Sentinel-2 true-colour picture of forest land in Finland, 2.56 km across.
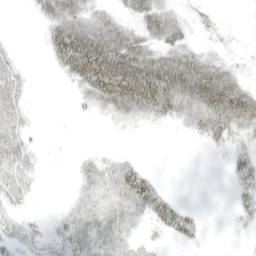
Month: April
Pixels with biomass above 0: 55%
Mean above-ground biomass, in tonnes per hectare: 28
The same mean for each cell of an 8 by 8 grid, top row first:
0 38 46 23 39 22 12 0
3 30 96 73 45 44 13 5
21 1 51 89 92 85 83 25
23 0 5 28 40 40 69 75
33 1 0 1 0 0 15 15
31 1 17 33 33 0 0 24
22 1 24 29 39 34 1 16
32 33 46 38 11 15 3 2
